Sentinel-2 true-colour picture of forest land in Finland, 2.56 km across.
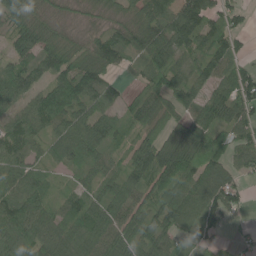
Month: June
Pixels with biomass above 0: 87%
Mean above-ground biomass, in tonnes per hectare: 81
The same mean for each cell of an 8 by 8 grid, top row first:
83 48 25 39 91 109 101 43
75 93 56 95 96 94 81 40
116 82 133 46 68 73 80 102
74 135 87 52 113 71 96 97
87 66 122 51 90 113 89 78
80 46 46 58 91 127 108 50
120 74 90 107 93 112 78 46
104 93 88 110 102 58 20 16
